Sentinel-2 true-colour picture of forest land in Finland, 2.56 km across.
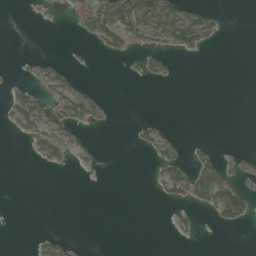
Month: May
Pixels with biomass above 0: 21%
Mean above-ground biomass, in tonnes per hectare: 17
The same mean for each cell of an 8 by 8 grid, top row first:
0 2 36 80 84 60 30 0
0 0 2 35 32 51 20 0
5 35 6 0 13 4 0 0
46 61 61 4 0 0 0 0
2 56 17 0 22 21 5 1
0 1 2 0 1 44 64 25
0 0 0 0 0 16 42 77
0 18 2 0 0 4 0 0
